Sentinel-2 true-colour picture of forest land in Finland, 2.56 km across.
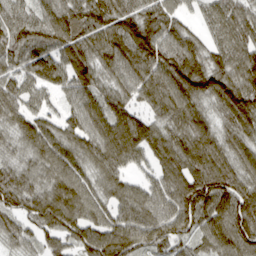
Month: March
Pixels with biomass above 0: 95%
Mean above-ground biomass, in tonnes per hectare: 100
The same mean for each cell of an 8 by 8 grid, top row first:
83 97 119 119 117 74 62 86
102 102 115 120 134 119 75 101
83 89 103 76 99 135 146 119
83 50 89 113 59 92 65 133
60 101 93 115 108 100 102 87
92 83 90 91 43 102 133 100
90 139 117 85 97 126 139 136
70 63 104 146 104 113 80 116
